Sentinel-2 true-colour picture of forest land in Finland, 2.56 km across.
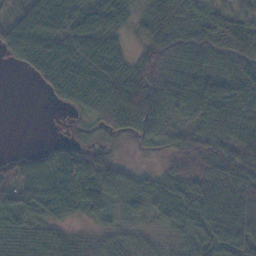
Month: November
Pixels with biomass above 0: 85%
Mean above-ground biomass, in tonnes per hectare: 64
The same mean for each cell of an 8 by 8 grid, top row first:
46 54 55 61 54 98 90 61
65 63 63 53 52 98 105 99
0 53 69 60 86 98 92 109
0 1 29 58 112 94 100 100
0 10 34 17 37 62 91 107
50 68 94 91 30 78 107 111
61 67 55 40 49 58 101 118
60 54 40 49 41 34 48 76
